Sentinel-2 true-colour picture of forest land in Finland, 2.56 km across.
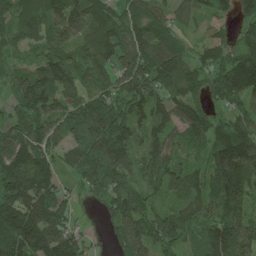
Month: June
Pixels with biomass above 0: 91%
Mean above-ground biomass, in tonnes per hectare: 126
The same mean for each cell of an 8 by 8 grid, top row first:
117 129 166 116 133 71 66 95
56 98 114 147 120 103 64 113
90 153 116 117 170 146 118 240
81 154 157 191 119 109 96 83
143 119 133 224 82 75 103 176
167 126 98 151 107 124 116 180
180 140 30 110 121 87 111 150
226 194 98 66 162 113 144 191
